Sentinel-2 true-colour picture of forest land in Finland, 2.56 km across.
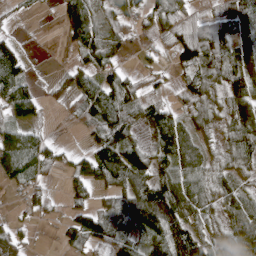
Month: April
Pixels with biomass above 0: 74%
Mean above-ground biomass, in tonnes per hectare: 63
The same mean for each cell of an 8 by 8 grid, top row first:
15 3 117 86 68 57 41 91
43 2 66 59 20 66 102 65
108 13 64 71 41 28 78 113
79 17 59 114 73 53 53 84
90 52 10 114 44 88 25 70
63 30 59 88 93 87 58 39
12 37 62 77 144 105 48 69
51 2 74 76 48 116 63 87
